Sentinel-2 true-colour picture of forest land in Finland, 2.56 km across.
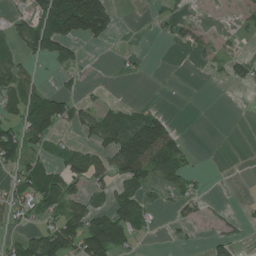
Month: July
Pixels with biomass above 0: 39%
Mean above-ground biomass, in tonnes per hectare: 39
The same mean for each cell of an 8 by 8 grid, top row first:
22 105 212 72 3 33 1 14
38 75 31 5 2 15 21 15
57 6 18 2 4 0 4 32
44 94 47 37 34 4 0 1
69 42 22 58 143 56 0 0
47 50 53 58 61 52 7 2
42 54 58 59 45 23 10 6
43 117 99 121 9 8 15 13
